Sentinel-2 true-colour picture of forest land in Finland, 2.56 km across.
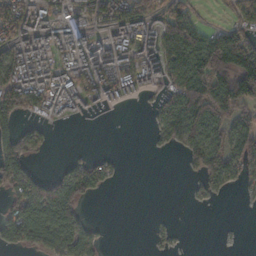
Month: November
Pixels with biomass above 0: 57%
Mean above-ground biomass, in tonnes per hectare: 79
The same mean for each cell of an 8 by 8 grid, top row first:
121 92 60 96 95 149 5 68
82 68 99 120 92 135 156 214
123 88 102 107 70 94 198 198
130 64 29 10 4 167 202 97
120 21 1 0 1 45 126 131
169 74 114 39 0 0 78 54
97 227 84 0 0 0 6 2
78 86 123 2 1 14 0 0
